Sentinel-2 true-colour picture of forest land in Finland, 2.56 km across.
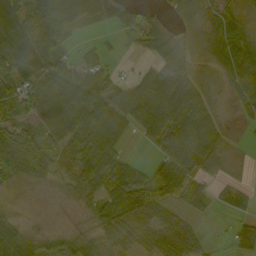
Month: September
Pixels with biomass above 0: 78%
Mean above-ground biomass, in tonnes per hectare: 47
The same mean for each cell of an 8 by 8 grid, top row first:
72 101 75 40 28 17 22 29
110 96 17 8 38 31 20 53
90 78 71 39 50 56 8 67
42 66 78 76 75 81 32 18
94 49 58 51 20 88 71 3
49 31 60 56 33 80 34 9
6 4 14 72 55 33 26 33
54 29 35 29 32 46 12 34
